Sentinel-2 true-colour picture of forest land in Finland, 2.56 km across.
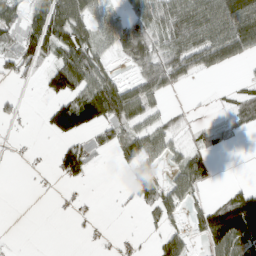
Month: March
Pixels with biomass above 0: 52%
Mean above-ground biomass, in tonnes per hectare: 48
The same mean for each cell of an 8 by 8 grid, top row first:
35 78 89 48 85 93 113 130
48 75 88 52 88 94 113 90
28 54 101 52 79 62 6 11
17 42 134 95 66 17 4 34
2 5 34 46 82 34 24 2
0 6 40 1 39 44 39 0
0 1 10 2 33 42 50 149
1 0 2 5 4 56 61 135
